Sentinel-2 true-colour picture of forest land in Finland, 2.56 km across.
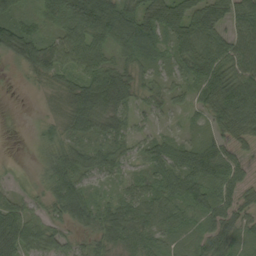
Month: September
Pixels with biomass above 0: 87%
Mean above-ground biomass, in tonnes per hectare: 53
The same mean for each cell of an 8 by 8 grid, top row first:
53 36 80 95 65 71 67 68
87 62 68 43 61 60 79 74
3 35 58 84 34 30 84 79
0 17 93 69 27 17 47 91
0 38 44 53 34 41 51 37
7 54 65 34 39 64 82 42
45 38 80 46 59 49 68 53
91 54 26 59 60 35 67 52
